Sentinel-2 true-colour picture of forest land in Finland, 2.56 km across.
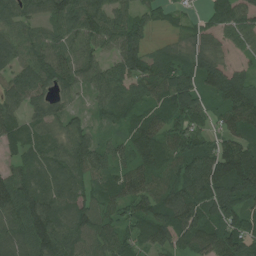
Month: July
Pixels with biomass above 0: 92%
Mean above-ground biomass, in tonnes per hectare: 83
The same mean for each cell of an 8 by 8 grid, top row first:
75 67 112 89 46 30 44 81
85 84 83 65 65 37 45 40
82 84 71 85 94 101 82 72
60 66 25 65 77 108 59 119
65 62 89 48 113 94 75 99
77 81 75 74 107 81 125 142
125 125 92 73 85 121 95 96
111 135 106 86 77 83 102 120
